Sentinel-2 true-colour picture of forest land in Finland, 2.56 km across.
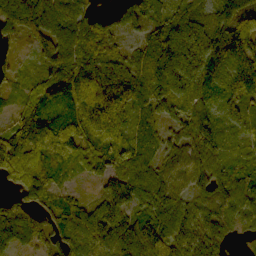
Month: October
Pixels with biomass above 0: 90%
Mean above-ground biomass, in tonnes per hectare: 86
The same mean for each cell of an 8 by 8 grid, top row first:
123 104 75 38 85 114 75 105
29 96 95 68 77 180 140 122
35 79 95 92 68 154 95 109
49 87 95 99 48 75 69 78
121 115 99 85 51 64 97 41
90 69 24 89 81 66 77 76
73 66 79 124 86 88 78 101
75 62 121 118 139 105 73 15
